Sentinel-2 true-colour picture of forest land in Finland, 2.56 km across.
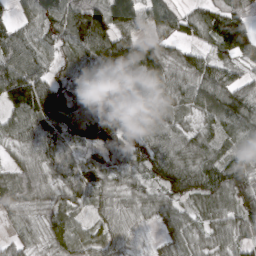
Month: March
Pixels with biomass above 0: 92%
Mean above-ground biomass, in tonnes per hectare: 72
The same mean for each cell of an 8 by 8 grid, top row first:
33 102 118 105 89 76 90 73
88 65 112 122 124 48 55 119
137 76 83 57 63 65 90 58
80 117 111 87 52 53 66 101
45 74 70 87 79 62 61 53
61 53 82 62 68 100 93 95
50 44 38 55 42 50 53 91
38 41 54 56 7 49 50 56
